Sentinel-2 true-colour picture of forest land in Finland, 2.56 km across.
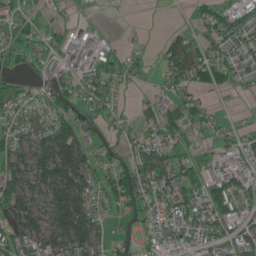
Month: June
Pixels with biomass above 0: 70%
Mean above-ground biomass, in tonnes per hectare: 53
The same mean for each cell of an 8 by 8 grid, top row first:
41 22 11 0 1 0 46 70
50 47 78 30 11 56 47 50
35 46 43 58 13 59 57 37
51 51 52 41 28 50 32 6
65 95 100 34 61 60 23 35
86 111 109 61 72 67 44 52
94 80 113 39 64 75 72 50
79 81 107 48 36 46 54 65
